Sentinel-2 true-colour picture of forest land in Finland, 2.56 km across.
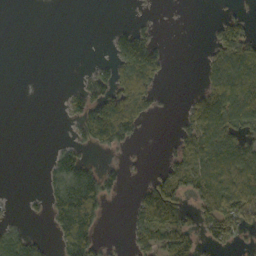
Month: October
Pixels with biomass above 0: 41%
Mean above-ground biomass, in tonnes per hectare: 51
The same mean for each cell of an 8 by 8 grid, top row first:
0 0 0 0 8 1 2 32
0 0 0 33 114 1 25 105
0 0 17 80 119 1 46 105
0 0 67 176 79 8 156 102
0 2 43 89 7 35 89 74
0 32 115 37 13 79 111 111
3 50 219 7 113 133 93 105
66 16 168 7 60 72 38 29
